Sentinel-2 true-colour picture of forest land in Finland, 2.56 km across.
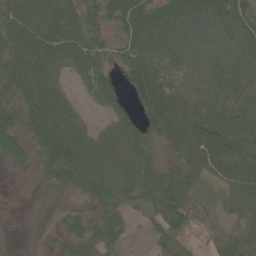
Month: June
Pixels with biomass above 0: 89%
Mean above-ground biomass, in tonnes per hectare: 64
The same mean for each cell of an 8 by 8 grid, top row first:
80 98 62 58 97 99 92 73
76 94 74 51 107 95 80 71
63 91 47 47 106 68 72 88
51 97 41 47 59 102 83 77
63 77 87 84 72 59 101 92
7 36 66 83 76 69 48 76
3 16 21 38 34 77 38 51
10 14 50 37 10 54 19 53
